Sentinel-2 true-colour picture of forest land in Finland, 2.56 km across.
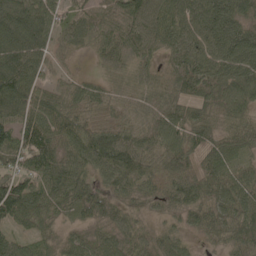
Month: May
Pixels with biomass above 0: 94%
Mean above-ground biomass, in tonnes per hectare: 67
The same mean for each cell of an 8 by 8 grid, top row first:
108 74 56 54 91 74 89 82
115 57 26 59 58 66 77 103
115 38 34 38 42 54 83 99
76 82 58 43 50 62 43 61
79 93 84 116 60 72 68 52
97 94 69 62 71 94 72 64
100 64 58 49 30 54 61 79
56 38 51 62 45 43 23 64
